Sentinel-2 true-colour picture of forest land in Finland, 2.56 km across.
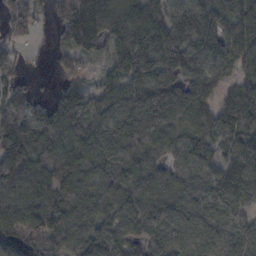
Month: November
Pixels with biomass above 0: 89%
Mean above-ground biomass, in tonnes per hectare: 103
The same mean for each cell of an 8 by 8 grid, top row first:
70 32 118 96 113 101 113 99
33 23 101 66 114 131 111 114
38 4 46 64 128 110 77 77
90 80 118 133 194 120 73 134
137 129 133 150 158 71 96 119
120 101 130 105 118 72 91 115
102 130 123 98 132 102 131 102
138 130 102 119 94 91 120 133
